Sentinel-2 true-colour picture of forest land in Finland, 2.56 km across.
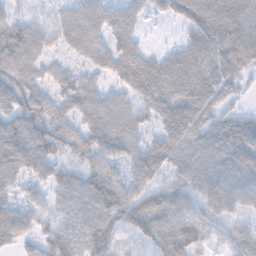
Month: November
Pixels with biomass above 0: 89%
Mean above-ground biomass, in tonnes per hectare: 58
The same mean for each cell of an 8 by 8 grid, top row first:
30 20 70 55 37 38 82 66
83 38 63 67 32 34 91 101
72 41 41 39 88 91 84 50
64 58 51 62 50 76 66 29
89 70 57 63 46 75 67 40
67 50 55 51 55 47 73 40
51 39 67 72 84 66 60 52
52 45 69 48 34 91 44 53
